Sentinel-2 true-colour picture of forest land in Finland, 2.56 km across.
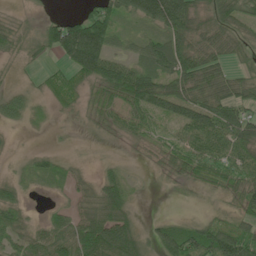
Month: June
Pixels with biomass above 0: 75%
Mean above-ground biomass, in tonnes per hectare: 49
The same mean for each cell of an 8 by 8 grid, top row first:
9 15 48 70 66 120 51 62
22 51 164 51 48 96 67 46
8 32 48 86 91 85 72 52
42 9 19 38 59 53 78 60
2 3 4 10 25 49 68 76
13 30 20 34 4 29 48 56
42 13 41 85 3 2 17 44
48 63 84 104 39 77 82 88
